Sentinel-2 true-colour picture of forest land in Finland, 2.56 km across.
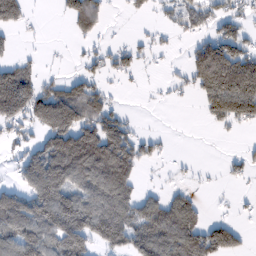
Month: February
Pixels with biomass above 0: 51%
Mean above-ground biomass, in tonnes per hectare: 74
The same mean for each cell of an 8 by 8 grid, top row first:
102 1 96 10 15 41 46 48
20 3 9 28 21 8 119 75
131 20 45 16 8 13 162 216
123 171 114 55 1 0 59 126
30 109 177 149 40 3 0 7
43 209 141 179 14 7 3 19
145 170 138 153 80 100 11 6
116 99 138 115 121 136 117 53
